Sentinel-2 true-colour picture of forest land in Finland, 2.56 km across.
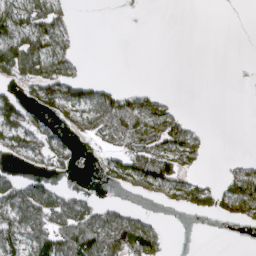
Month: March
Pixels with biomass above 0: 42%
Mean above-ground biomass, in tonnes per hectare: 39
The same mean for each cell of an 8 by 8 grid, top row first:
80 81 1 0 1 0 0 0
98 81 10 0 0 0 0 0
54 89 43 10 0 0 0 0
79 47 59 86 74 27 0 0
58 54 11 40 80 74 11 0
29 28 5 45 97 71 13 55
79 95 81 31 8 18 38 68
70 88 134 116 103 0 0 0
